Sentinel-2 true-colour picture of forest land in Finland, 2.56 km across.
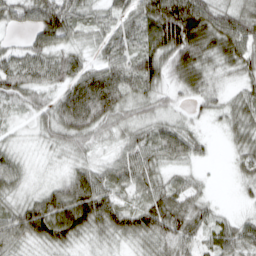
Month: March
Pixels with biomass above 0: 91%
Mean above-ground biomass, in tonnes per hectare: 53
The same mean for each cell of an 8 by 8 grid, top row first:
49 85 52 46 82 139 90 63
27 68 31 53 68 105 77 80
66 50 74 78 82 47 43 35
22 47 113 74 37 23 23 52
16 25 43 27 54 66 16 36
43 12 61 50 59 27 8 24
48 83 101 63 59 67 33 10
50 61 34 30 43 65 40 64
